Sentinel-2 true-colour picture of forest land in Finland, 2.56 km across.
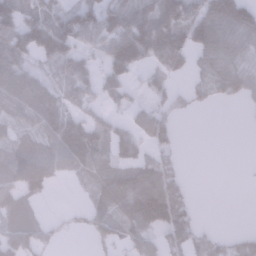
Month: January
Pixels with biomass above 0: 64%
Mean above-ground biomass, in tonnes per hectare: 60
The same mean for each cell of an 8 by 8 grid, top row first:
91 78 108 93 94 75 73 85
95 70 58 119 140 114 74 42
96 46 102 61 28 24 50 63
54 90 55 28 35 33 5 3
54 80 186 73 40 33 0 0
117 89 48 69 94 44 0 0
64 4 12 76 133 91 0 0
80 31 1 49 60 55 45 43
